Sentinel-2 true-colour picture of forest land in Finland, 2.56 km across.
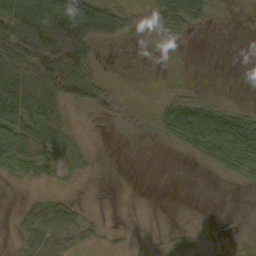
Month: October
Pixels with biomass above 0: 49%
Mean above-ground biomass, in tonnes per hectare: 35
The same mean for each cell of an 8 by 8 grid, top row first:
107 120 121 61 11 100 29 2
109 153 138 9 5 20 0 0
118 105 117 13 5 5 1 0
83 62 16 31 13 75 72 27
63 60 24 2 4 28 70 82
13 12 15 0 0 0 2 24
5 20 6 0 0 0 0 1
13 44 19 3 1 5 2 6
